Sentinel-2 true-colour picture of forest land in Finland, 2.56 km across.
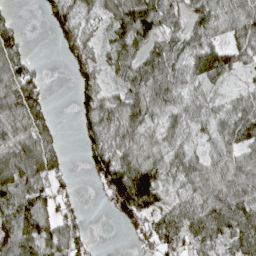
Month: April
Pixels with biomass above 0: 79%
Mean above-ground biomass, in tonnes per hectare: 58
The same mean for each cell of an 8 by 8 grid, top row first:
16 38 59 63 109 44 71 70
68 1 62 54 53 44 71 54
95 15 42 32 72 54 60 17
102 50 45 68 66 42 41 54
68 72 30 69 60 44 37 64
89 70 6 108 114 48 55 59
100 60 24 50 108 51 75 74
92 76 51 0 40 54 60 73
